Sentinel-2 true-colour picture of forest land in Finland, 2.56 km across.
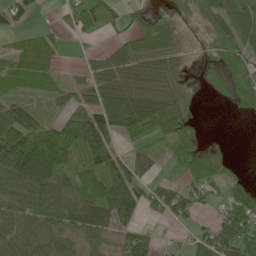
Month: May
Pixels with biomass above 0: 71%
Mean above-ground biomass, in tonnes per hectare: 55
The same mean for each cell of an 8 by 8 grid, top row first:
42 2 48 25 31 56 72 85
32 46 3 36 78 65 38 86
71 49 26 67 65 52 39 57
86 24 85 114 97 76 1 23
128 85 93 55 32 58 12 0
83 69 49 90 30 28 75 17
41 50 80 135 54 52 22 81
62 42 43 37 59 10 66 101
